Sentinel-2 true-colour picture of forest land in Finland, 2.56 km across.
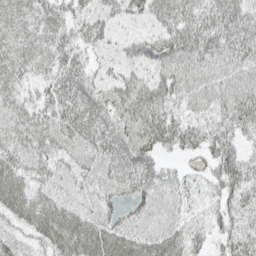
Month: April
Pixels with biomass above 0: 89%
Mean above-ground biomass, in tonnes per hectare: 37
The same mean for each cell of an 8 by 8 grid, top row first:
32 34 32 31 33 47 42 49
35 35 31 22 37 53 49 47
29 25 42 29 33 47 39 43
32 32 46 40 49 29 33 52
32 34 38 43 46 33 39 34
39 28 29 37 43 20 22 60
39 42 32 34 37 26 20 40
23 37 55 53 40 37 25 39
